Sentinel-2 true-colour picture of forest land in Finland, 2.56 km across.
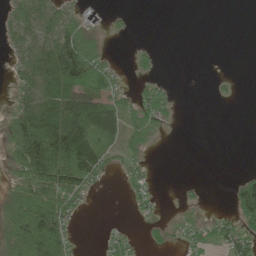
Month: June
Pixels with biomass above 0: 44%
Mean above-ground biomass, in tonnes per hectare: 37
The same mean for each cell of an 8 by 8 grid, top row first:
45 50 27 9 0 0 0 0
33 66 116 3 9 0 0 0
30 83 92 40 18 3 3 4
49 96 108 89 51 11 0 0
76 138 96 28 29 0 0 0
43 115 87 10 20 0 0 17
86 108 24 0 15 5 5 63
94 137 7 26 10 12 31 63
